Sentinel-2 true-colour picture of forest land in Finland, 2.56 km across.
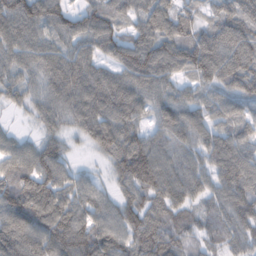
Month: February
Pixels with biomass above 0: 93%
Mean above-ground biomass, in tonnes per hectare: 94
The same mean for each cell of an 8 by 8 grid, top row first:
136 112 82 89 89 93 55 108
108 89 79 91 123 114 123 123
75 96 127 97 107 64 78 107
24 81 108 115 69 97 84 65
54 66 26 103 100 87 91 99
123 111 40 53 146 113 83 121
122 129 91 67 108 97 72 122
117 109 120 96 104 82 62 79
